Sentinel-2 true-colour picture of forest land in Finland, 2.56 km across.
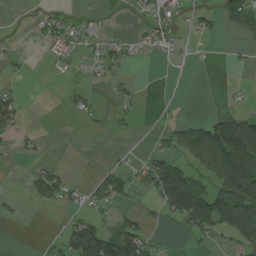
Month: July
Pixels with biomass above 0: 36%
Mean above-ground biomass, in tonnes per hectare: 40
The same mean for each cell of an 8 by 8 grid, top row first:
1 24 12 8 21 31 30 95
4 20 27 30 23 17 5 10
8 2 8 20 2 0 0 2
48 0 26 15 6 4 6 37
21 6 0 2 1 54 153 218
0 55 4 42 47 117 70 211
6 15 24 32 8 110 165 185
0 13 142 105 77 5 32 77
